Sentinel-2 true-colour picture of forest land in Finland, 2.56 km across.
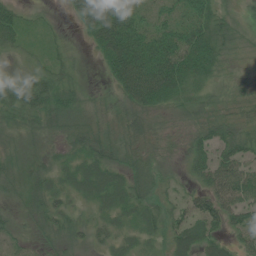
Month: June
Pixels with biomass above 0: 86%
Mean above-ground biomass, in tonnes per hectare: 41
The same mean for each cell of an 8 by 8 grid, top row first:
38 8 46 80 33 41 59 24
27 20 5 88 85 75 75 35
32 41 12 45 108 82 39 13
37 54 32 30 64 28 34 27
21 22 42 46 41 22 50 52
35 39 43 49 33 17 64 85
18 43 21 40 33 22 61 58
24 28 29 27 22 43 45 25
